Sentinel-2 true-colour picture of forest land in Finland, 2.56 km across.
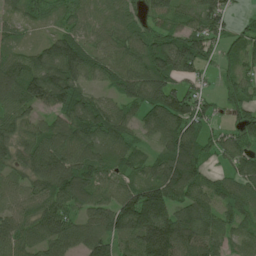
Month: June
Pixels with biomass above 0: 89%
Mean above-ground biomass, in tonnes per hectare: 86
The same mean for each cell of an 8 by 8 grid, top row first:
36 52 63 72 60 60 97 18
49 94 113 70 93 108 69 62
107 152 94 72 112 91 22 63
90 72 108 75 69 120 51 57
93 122 118 88 37 106 61 72
56 134 127 70 70 136 53 69
56 92 86 100 145 108 100 78
91 94 95 91 136 150 109 61
